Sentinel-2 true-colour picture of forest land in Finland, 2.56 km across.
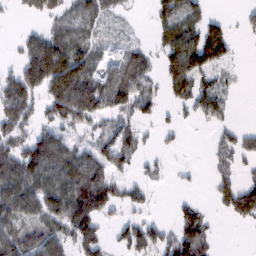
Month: February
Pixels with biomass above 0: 60%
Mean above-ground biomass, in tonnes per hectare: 56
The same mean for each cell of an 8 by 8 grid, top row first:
9 34 58 25 3 77 37 18
21 95 58 24 32 90 149 8
88 123 135 81 73 94 45 10
76 61 103 61 51 23 68 3
74 87 37 67 29 11 10 49
107 89 83 58 21 7 14 39
82 70 104 44 21 26 18 71
93 77 89 27 81 92 46 0
